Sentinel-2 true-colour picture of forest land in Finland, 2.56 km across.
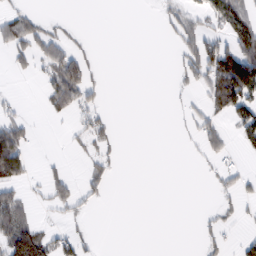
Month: February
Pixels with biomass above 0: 28%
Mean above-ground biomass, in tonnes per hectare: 31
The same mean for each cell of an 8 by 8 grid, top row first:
56 11 0 0 0 44 44 94
56 68 18 0 0 25 76 123
5 44 100 0 0 13 73 183
13 20 37 8 0 4 38 65
109 0 13 25 0 2 37 11
83 30 18 26 0 0 8 27
88 16 26 2 0 0 6 19
119 52 32 0 0 0 23 20
